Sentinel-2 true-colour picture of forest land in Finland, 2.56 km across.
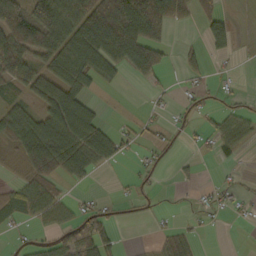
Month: October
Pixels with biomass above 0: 50%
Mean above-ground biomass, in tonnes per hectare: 42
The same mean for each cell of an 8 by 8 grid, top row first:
90 98 93 124 116 52 36 4
107 94 89 99 101 10 20 8
77 91 71 29 27 5 14 6
58 80 100 1 6 11 15 25
64 115 97 53 16 6 17 34
18 69 50 4 13 7 0 7
51 63 21 12 10 3 14 13
8 22 82 30 2 43 1 0
